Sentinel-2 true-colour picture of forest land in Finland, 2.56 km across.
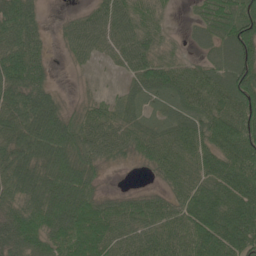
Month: May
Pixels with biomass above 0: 86%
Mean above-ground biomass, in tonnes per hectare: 63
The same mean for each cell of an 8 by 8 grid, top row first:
74 10 30 67 63 8 68 101
77 27 51 46 68 24 50 106
78 36 4 3 57 69 76 96
75 79 32 36 33 48 68 91
68 96 69 63 58 74 65 100
73 81 78 3 6 59 64 93
61 96 85 51 59 60 85 93
71 72 95 73 75 85 100 91
